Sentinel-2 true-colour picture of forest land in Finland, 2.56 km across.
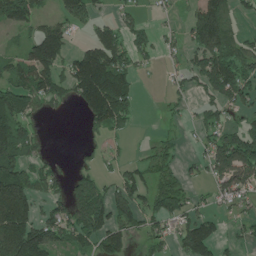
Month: June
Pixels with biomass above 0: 57%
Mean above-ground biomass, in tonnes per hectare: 81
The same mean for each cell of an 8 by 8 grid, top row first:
116 41 93 36 34 19 132 36
28 183 45 124 66 37 137 75
91 131 159 182 12 29 117 129
142 31 37 172 6 16 57 53
163 21 19 30 10 27 60 160
141 67 71 34 63 50 51 128
182 58 142 124 79 82 37 35
178 147 104 98 40 54 108 33
